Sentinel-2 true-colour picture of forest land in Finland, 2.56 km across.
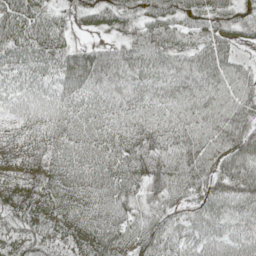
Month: May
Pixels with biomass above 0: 96%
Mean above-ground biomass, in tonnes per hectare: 58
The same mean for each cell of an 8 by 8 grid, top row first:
76 42 42 65 53 60 63 49
64 64 38 44 63 55 63 34
44 44 99 73 62 64 61 53
40 40 52 51 46 45 57 62
43 55 57 61 71 57 61 80
43 64 66 69 76 65 71 88
54 61 58 62 41 46 60 61
43 38 49 86 73 53 67 64
